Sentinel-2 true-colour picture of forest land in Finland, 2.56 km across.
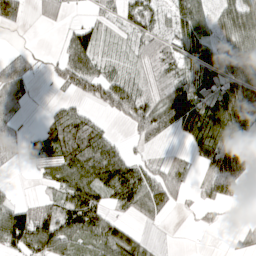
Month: April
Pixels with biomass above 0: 65%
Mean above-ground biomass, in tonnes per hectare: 53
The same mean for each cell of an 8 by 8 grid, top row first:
57 22 6 22 57 59 50 78
12 2 86 13 33 39 71 61
89 12 94 64 27 61 94 89
46 20 48 53 74 123 94 121
31 78 87 57 29 7 86 72
2 33 78 98 62 37 41 48
57 35 104 42 58 24 20 6
106 107 61 68 26 0 0 20
